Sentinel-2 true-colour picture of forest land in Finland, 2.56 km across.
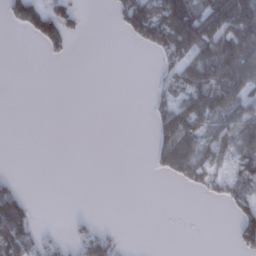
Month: January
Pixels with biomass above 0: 35%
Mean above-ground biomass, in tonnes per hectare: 30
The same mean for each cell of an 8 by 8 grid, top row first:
41 69 17 18 90 110 96 109
0 26 0 0 22 91 94 103
0 0 0 0 0 43 77 72
0 0 0 0 2 65 66 56
0 0 0 0 0 86 46 64
6 0 0 0 1 29 40 44
91 0 0 0 0 0 0 41
87 21 37 31 0 0 0 35
